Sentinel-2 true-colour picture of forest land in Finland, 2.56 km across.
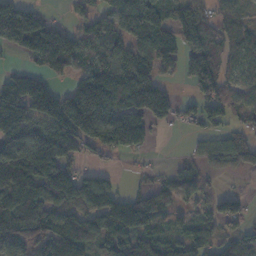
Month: November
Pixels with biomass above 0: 74%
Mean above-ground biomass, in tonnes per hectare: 95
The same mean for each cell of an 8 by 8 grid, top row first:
189 29 39 89 189 88 51 35
77 166 81 83 120 121 99 55
116 70 83 122 111 29 108 53
196 165 217 167 139 60 69 57
168 196 114 111 70 0 39 74
147 151 97 34 16 61 27 16
106 82 98 132 129 60 49 42
98 133 137 116 114 74 74 61
